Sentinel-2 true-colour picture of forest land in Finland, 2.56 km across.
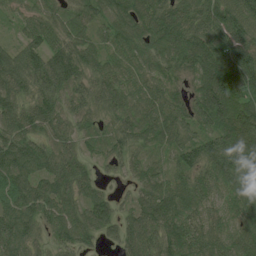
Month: July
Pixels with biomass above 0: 95%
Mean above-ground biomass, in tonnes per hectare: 76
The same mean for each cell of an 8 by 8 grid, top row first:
36 54 57 75 83 90 98 113
47 79 78 58 60 90 96 107
86 86 70 76 68 46 116 125
77 79 58 70 74 73 137 121
88 63 48 63 58 72 78 119
98 77 64 15 56 53 68 73
102 80 69 55 82 89 54 66
101 43 69 39 99 101 64 75
